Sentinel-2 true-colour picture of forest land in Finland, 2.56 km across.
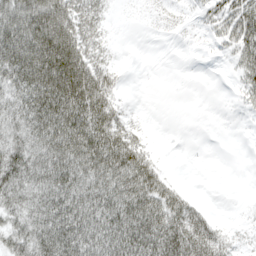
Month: April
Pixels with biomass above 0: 69%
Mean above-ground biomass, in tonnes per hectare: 66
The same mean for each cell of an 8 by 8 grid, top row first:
103 119 77 11 7 12 35 87
131 143 98 16 0 1 8 72
104 145 128 46 0 0 0 36
77 135 135 74 5 0 0 10
73 106 132 121 39 0 0 0
92 105 108 113 104 10 0 0
65 94 118 113 120 90 15 2
65 108 125 118 132 125 98 18
